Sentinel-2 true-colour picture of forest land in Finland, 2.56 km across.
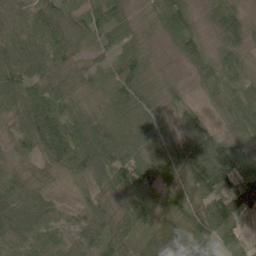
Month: June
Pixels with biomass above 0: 97%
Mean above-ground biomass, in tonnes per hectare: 67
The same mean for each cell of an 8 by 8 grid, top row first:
48 96 37 78 30 100 34 56
73 84 44 55 46 36 41 55
88 77 49 82 69 20 59 60
81 91 60 57 84 41 23 66
45 115 107 105 74 65 106 64
38 26 38 73 75 71 123 106
80 59 30 54 76 74 91 86
64 55 45 84 43 145 84 56
